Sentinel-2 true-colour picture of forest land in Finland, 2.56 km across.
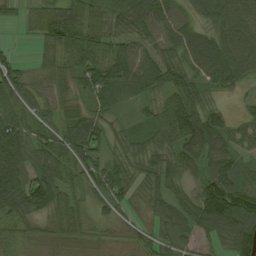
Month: August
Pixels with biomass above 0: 91%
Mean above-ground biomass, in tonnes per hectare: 66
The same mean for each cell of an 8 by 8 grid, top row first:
21 65 91 72 112 60 53 78
13 54 92 76 74 74 87 85
69 58 70 99 82 82 56 50
62 46 55 42 24 92 75 26
113 72 122 56 53 70 97 50
84 89 69 80 67 59 74 55
73 74 57 39 35 65 129 115
45 29 31 24 35 48 35 107
